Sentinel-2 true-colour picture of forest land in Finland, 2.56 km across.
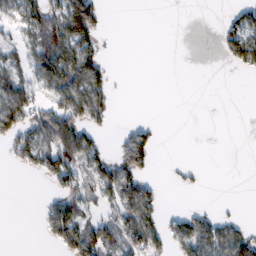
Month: February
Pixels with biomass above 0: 40%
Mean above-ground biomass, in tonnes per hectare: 41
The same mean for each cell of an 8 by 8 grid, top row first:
45 82 138 1 0 0 0 33
38 105 108 1 0 0 0 80
70 95 133 27 0 0 0 0
120 65 95 28 0 0 0 0
58 94 108 18 74 0 0 0
1 59 60 87 52 8 2 0
0 35 50 44 95 4 12 2
0 21 98 58 89 64 98 78
